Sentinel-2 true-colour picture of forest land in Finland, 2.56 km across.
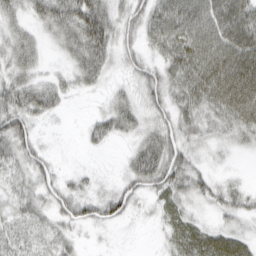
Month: March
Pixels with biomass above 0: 79%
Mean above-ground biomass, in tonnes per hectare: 38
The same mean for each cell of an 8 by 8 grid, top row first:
28 50 73 43 40 76 92 100
41 14 50 44 30 68 99 109
39 22 25 14 36 43 86 106
58 32 2 35 29 37 43 77
48 10 5 14 40 45 27 20
27 26 15 7 50 48 26 7
29 27 34 38 11 33 17 32
32 28 13 4 1 32 40 31
